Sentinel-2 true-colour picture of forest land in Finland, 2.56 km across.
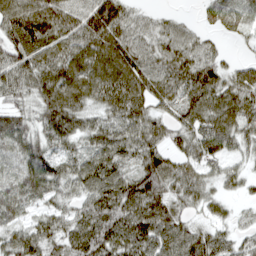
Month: April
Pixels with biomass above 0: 91%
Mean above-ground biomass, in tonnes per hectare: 70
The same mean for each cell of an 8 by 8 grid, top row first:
90 84 68 97 28 18 31 67
78 72 71 88 63 78 44 11
76 82 87 97 86 87 96 65
59 76 72 72 76 58 91 91
72 57 50 91 86 52 91 55
65 85 83 92 96 82 48 42
58 41 52 98 103 62 44 17
76 70 82 91 90 97 72 38
